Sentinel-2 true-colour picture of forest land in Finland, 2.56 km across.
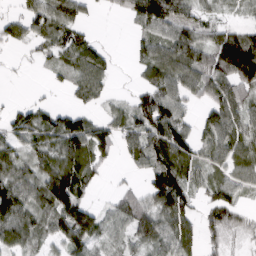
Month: March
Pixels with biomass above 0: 74%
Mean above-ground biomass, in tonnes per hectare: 72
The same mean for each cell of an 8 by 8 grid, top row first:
42 90 58 11 112 85 37 24
28 54 95 16 53 111 97 163
4 13 86 32 44 97 99 120
42 60 52 36 120 94 64 82
59 72 110 64 118 136 76 86
77 101 86 9 46 128 60 62
126 87 127 36 80 130 58 48
74 52 112 37 71 112 35 23
